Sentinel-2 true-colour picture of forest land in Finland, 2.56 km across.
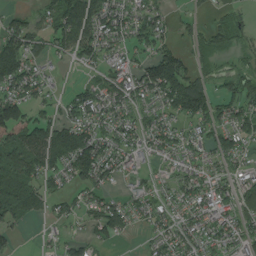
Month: August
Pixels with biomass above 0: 73%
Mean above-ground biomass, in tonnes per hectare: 62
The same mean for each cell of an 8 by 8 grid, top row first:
33 52 156 91 65 24 14 22
105 52 83 47 50 44 47 32
107 33 17 64 96 137 46 72
112 41 80 68 42 68 71 75
114 156 134 64 53 55 60 55
102 72 75 50 32 46 50 49
95 41 39 76 47 41 60 69
20 16 40 37 17 68 59 59
